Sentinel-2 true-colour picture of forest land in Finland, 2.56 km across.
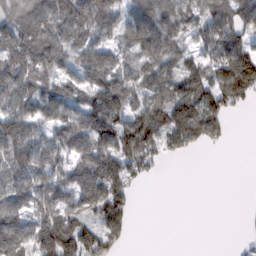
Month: February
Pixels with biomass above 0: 74%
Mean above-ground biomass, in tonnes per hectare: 73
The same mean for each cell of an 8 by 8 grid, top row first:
127 120 122 97 97 75 70 85
149 145 93 74 100 65 62 93
109 46 68 108 73 81 77 133
87 68 79 142 88 111 107 16
102 73 71 107 111 58 48 0
85 88 95 69 29 0 0 0
92 87 82 93 0 0 0 1
117 135 117 52 0 0 0 8
